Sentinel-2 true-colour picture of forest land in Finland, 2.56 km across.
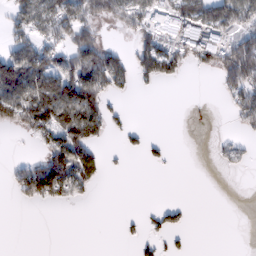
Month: February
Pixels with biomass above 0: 38%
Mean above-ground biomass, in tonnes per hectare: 44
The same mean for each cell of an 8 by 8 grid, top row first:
52 90 85 61 65 83 94 97
68 66 93 34 58 56 79 92
140 99 139 92 32 26 0 106
106 118 130 27 0 0 0 66
1 55 93 6 20 0 2 18
41 124 85 3 0 0 0 3
5 15 3 0 5 21 0 0
0 0 0 0 24 12 0 0
